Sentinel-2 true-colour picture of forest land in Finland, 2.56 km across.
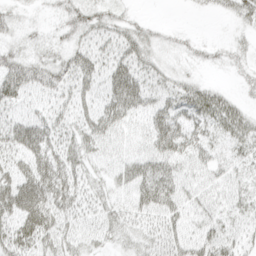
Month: April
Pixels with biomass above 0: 69%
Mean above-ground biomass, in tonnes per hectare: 29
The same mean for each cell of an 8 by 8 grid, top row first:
17 8 30 20 6 0 6 24
22 19 28 30 31 14 11 14
52 41 34 37 31 22 8 14
22 26 25 41 30 40 44 25
40 39 38 29 26 47 27 29
45 51 32 24 47 37 26 20
56 52 28 28 41 37 28 22
45 40 25 21 27 38 36 23
